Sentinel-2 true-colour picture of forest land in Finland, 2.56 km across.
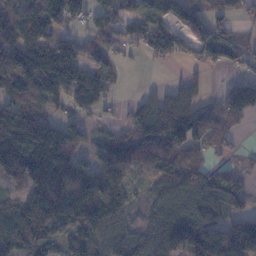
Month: November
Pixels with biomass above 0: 78%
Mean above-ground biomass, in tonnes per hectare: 97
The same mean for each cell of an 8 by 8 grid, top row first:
117 105 68 71 83 66 70 32
125 148 71 63 64 94 93 65
142 175 162 53 1 20 21 63
119 52 58 20 92 169 55 111
141 195 65 81 118 119 84 12
89 215 139 157 49 107 87 40
96 162 177 161 37 90 112 53
106 110 124 95 87 125 144 171
